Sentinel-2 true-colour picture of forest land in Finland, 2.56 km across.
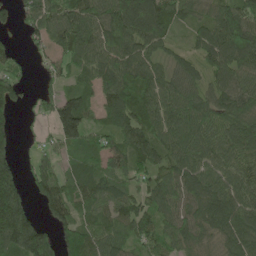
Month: May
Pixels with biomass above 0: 87%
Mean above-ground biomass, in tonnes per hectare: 93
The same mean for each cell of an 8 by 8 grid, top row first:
50 98 118 140 149 91 71 122
39 51 108 105 86 38 95 131
110 35 56 100 101 81 62 85
56 47 140 89 104 116 104 101
40 22 94 78 108 102 117 118
95 88 74 82 71 117 105 114
145 85 84 85 79 94 112 112
155 128 130 89 79 92 76 105
